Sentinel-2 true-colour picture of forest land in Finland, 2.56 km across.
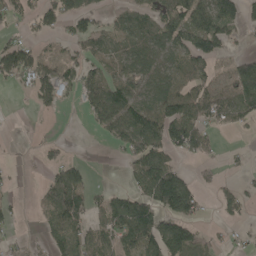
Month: May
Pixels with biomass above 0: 56%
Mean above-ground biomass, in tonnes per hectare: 61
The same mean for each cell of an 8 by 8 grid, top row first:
47 75 81 30 62 101 113 69
104 24 44 46 66 72 87 14
59 108 83 56 60 59 56 85
1 26 17 100 88 101 78 71
3 27 0 30 100 94 60 5
8 39 64 0 100 96 26 22
18 58 94 99 110 139 15 57
20 37 76 79 118 149 36 20
